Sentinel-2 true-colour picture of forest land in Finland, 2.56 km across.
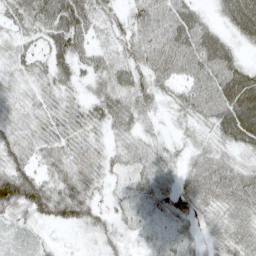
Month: May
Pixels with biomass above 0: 91%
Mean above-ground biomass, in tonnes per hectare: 44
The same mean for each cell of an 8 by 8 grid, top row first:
48 78 83 33 56 66 23 80
36 50 53 37 59 74 75 25
30 40 31 51 46 43 64 72
38 41 39 54 38 26 50 90
51 43 39 25 33 19 32 46
80 38 50 21 39 35 54 48
59 63 62 20 27 42 35 49
11 11 12 30 17 22 24 48
